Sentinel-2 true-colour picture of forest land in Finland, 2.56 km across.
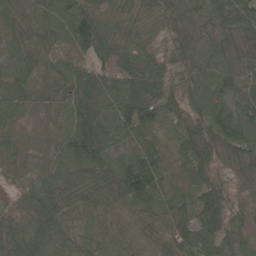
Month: May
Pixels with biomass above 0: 97%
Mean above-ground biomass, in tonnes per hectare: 58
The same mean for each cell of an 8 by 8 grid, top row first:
42 44 80 40 43 53 48 67
40 36 47 60 58 74 54 41
52 29 83 72 84 73 63 48
44 30 123 92 120 59 80 67
30 17 130 76 50 52 58 85
17 42 78 88 118 18 45 38
41 84 38 48 61 61 71 38
65 70 43 29 35 64 47 42
